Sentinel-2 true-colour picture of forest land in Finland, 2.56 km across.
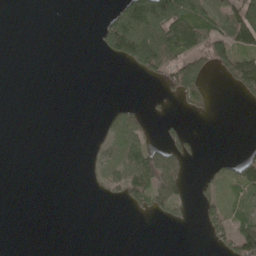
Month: May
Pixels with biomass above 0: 29%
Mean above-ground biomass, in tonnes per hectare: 35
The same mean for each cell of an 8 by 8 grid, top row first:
0 0 0 48 173 139 91 149
0 0 0 79 189 122 90 86
0 0 0 0 20 85 28 80
0 0 0 17 17 5 8 1
0 0 0 38 56 52 0 2
0 0 1 56 118 82 25 67
0 0 0 2 33 41 41 43
0 0 0 0 0 0 18 114
